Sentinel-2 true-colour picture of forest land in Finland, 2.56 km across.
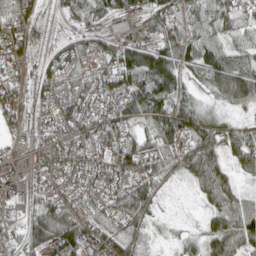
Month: April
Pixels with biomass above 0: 85%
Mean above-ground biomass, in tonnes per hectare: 74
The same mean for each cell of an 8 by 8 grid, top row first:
93 14 64 98 81 94 84 66
96 26 77 78 116 114 87 74
59 59 73 92 121 78 68 115
74 53 88 76 108 123 56 34
39 64 74 72 75 94 93 83
71 63 72 79 85 32 109 47
40 77 67 88 97 3 45 92
37 89 109 87 31 19 77 87
